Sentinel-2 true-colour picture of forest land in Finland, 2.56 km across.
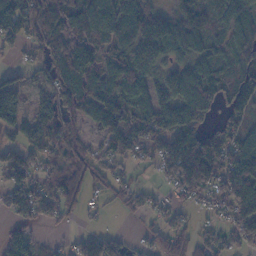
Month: November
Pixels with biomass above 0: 78%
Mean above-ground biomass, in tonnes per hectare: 92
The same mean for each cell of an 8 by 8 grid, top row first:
134 178 129 118 153 106 91 97
49 106 143 100 140 110 97 80
45 56 135 95 91 112 125 89
107 111 87 130 102 149 82 81
84 125 60 84 92 138 110 87
95 86 77 60 10 114 128 153
89 83 45 22 39 45 32 109
93 17 40 63 33 83 64 73
